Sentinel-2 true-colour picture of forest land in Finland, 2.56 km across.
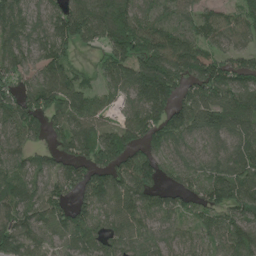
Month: June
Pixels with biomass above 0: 89%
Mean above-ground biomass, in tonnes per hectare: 102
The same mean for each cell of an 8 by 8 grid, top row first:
103 91 147 152 93 55 71 91
97 100 57 114 105 106 79 84
93 101 73 87 147 127 155 114
132 116 150 57 125 105 140 144
76 59 123 128 95 72 61 99
98 94 112 136 122 63 97 123
96 122 98 92 96 80 106 125
122 67 119 91 80 66 75 145
